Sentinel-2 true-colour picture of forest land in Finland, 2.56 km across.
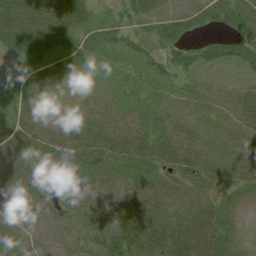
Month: July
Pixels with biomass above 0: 84%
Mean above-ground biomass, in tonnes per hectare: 33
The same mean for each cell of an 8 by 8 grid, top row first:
50 50 35 24 36 45 48 73
35 40 44 31 25 40 30 58
35 49 11 5 10 20 9 15
56 13 25 15 20 17 9 31
79 29 37 32 41 53 13 26
62 21 31 18 19 20 22 26
52 40 29 61 47 23 32 10
19 15 17 56 56 59 68 15
